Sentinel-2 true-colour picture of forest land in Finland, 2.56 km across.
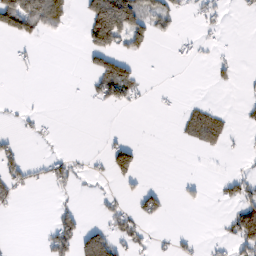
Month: February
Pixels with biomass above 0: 23%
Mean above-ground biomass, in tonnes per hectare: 27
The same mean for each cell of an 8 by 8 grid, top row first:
118 86 18 152 64 28 20 5
6 0 15 82 28 7 9 2
1 0 2 116 12 0 7 7
6 2 0 6 2 8 47 7
13 5 0 31 7 6 43 5
35 26 14 47 14 3 2 31
11 3 27 24 48 3 9 82
0 41 123 92 23 13 6 88
